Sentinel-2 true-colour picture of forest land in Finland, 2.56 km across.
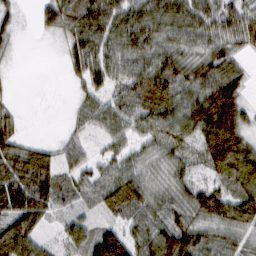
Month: February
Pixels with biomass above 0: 82%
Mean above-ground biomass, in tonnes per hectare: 64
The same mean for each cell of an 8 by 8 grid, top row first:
32 51 88 93 94 80 82 73
15 1 79 67 59 60 53 42
3 0 39 62 94 76 81 62
20 0 32 77 81 75 142 86
65 22 36 39 43 68 119 95
93 85 50 58 49 40 38 91
123 73 29 70 83 59 67 77
117 27 67 114 78 109 55 37
